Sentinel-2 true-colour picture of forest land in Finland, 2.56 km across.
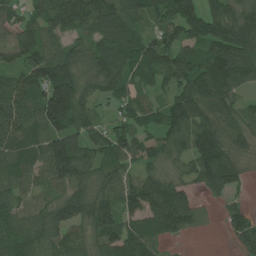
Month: July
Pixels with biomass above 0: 89%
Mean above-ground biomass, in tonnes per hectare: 93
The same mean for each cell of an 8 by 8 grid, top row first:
51 94 111 132 90 115 97 104
91 92 52 115 103 114 99 134
82 152 98 92 68 88 134 89
108 161 109 37 81 114 111 65
105 118 95 104 96 86 134 80
87 97 98 81 74 49 102 67
78 80 120 101 126 165 20 35
78 95 78 110 123 32 3 52
